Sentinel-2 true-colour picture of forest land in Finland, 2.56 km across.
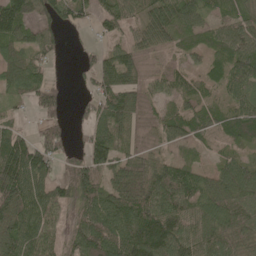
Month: May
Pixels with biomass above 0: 82%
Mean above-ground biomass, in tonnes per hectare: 78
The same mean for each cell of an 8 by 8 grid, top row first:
158 66 53 82 74 91 51 63
83 67 17 48 60 44 64 127
88 52 26 89 55 60 47 97
18 60 25 113 41 54 51 89
107 84 26 103 24 44 32 62
157 78 95 81 116 92 58 102
132 105 75 108 124 105 94 81
110 67 80 112 136 114 85 60
